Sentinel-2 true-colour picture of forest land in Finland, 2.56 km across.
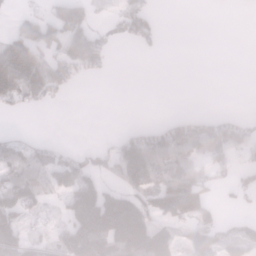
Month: January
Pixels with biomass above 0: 49%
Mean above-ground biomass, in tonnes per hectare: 68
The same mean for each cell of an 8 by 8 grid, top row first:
30 70 93 22 80 0 0 0
159 93 135 26 24 0 0 0
178 127 25 4 0 0 0 0
20 4 0 0 0 9 18 13
61 38 10 37 106 117 114 73
93 93 117 46 120 104 45 31
120 27 189 231 132 155 70 12
115 57 198 212 225 80 125 86
